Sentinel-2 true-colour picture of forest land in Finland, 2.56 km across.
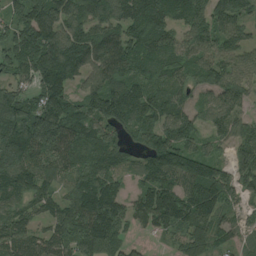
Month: August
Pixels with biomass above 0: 91%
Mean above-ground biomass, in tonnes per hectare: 128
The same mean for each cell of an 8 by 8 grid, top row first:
98 159 137 142 174 136 128 97
159 176 180 149 142 122 112 96
93 175 84 143 109 103 88 104
178 199 114 186 152 148 85 77
240 200 174 149 106 168 61 88
152 106 124 122 86 142 159 102
105 90 161 149 125 160 129 58
138 138 141 139 24 59 97 61
